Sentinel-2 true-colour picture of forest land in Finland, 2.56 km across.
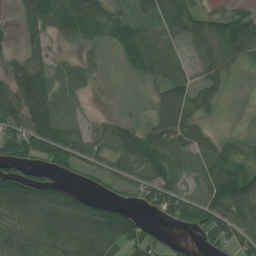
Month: July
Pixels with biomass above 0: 71%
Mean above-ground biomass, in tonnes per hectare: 51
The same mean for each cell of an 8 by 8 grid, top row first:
18 77 107 62 42 82 48 46
17 31 24 32 64 21 43 68
84 50 35 1 23 52 39 2
84 80 6 5 11 84 27 0
75 87 51 62 76 72 44 23
69 32 17 30 47 46 60 76
95 96 75 45 24 60 75 71
85 75 92 75 59 16 33 56
